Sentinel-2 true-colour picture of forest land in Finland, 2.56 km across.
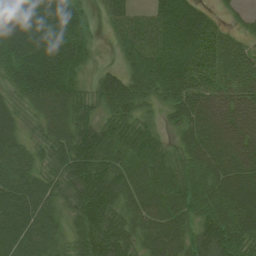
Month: July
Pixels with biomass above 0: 93%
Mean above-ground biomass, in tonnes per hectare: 65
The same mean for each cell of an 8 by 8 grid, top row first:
82 76 38 57 43 120 53 15
77 83 50 17 81 106 94 35
55 83 27 54 78 92 63 54
32 67 49 64 31 47 81 74
48 44 72 79 85 34 81 81
71 34 78 88 74 73 63 82
84 53 76 73 74 66 60 75
74 61 57 91 54 66 66 62
